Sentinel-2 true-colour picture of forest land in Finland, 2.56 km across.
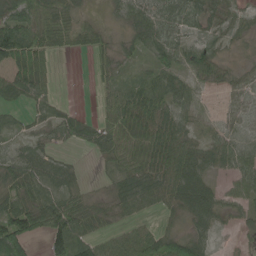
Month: May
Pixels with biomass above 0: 80%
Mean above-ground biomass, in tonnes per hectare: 47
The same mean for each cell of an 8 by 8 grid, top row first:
76 70 28 14 54 73 55 43
106 66 36 31 44 59 33 13
71 29 0 33 39 44 35 41
21 38 19 54 77 48 14 51
27 26 25 57 55 63 47 52
54 51 17 32 70 62 38 59
93 85 54 30 32 31 57 30
114 66 63 40 64 68 35 10
